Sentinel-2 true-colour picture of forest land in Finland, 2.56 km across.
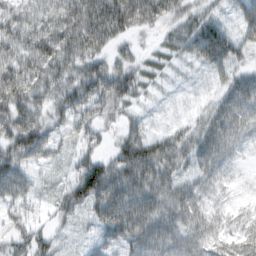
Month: February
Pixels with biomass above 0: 89%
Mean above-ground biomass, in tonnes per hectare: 59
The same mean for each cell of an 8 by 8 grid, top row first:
65 75 108 110 83 53 45 47
80 89 87 47 18 41 109 48
95 77 88 91 34 10 20 60
96 63 62 40 16 6 51 83
83 57 34 30 83 63 88 50
77 14 78 90 82 60 53 14
40 21 50 98 86 76 48 22
46 38 14 50 76 65 55 49
